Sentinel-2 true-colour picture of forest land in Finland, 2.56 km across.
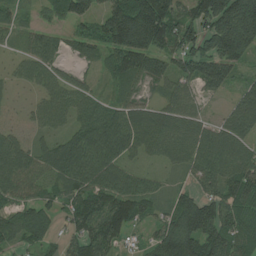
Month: July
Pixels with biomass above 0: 88%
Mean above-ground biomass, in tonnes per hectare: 94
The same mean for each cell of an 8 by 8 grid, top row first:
39 42 90 158 243 109 158 256
28 88 54 113 166 101 106 154
35 82 40 49 80 73 109 47
8 84 88 91 75 75 21 85
73 53 137 148 88 104 108 84
110 64 125 102 47 23 102 116
84 75 98 138 74 96 112 115
76 63 94 94 29 157 144 120
